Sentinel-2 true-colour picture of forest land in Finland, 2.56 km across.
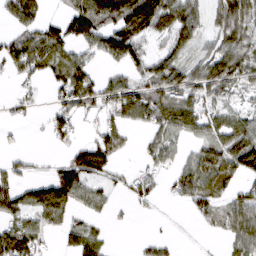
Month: March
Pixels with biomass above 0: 61%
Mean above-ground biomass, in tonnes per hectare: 52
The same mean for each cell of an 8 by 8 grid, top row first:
62 24 91 113 148 98 47 90
58 83 46 93 49 59 37 77
25 33 77 39 61 80 88 47
14 20 44 52 87 98 51 29
5 10 34 76 24 36 52 93
43 31 93 33 32 39 80 61
54 74 35 19 15 6 40 78
97 22 57 11 12 8 4 61
